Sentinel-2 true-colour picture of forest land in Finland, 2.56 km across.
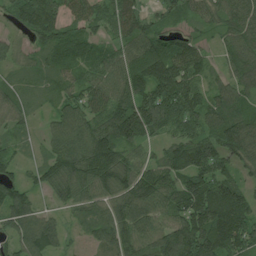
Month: July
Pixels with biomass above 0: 90%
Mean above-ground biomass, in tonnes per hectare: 98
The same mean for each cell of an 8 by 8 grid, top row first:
74 138 82 97 73 59 69 117
57 79 81 65 105 104 42 119
46 50 74 107 125 144 45 103
67 37 110 132 146 152 109 96
33 59 140 153 82 95 111 162
51 88 119 122 102 111 132 65
120 32 60 99 120 110 178 133
88 109 19 100 104 165 166 146
